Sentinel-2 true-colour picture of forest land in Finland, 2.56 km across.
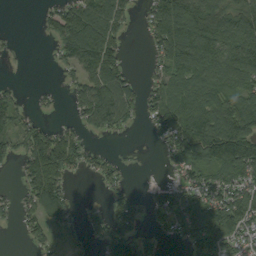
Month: September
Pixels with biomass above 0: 64%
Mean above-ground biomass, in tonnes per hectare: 78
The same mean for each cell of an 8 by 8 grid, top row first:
0 28 112 106 34 154 128 113
9 7 140 98 15 158 146 145
6 1 58 125 28 101 118 125
58 12 64 135 53 131 113 134
48 143 70 7 4 98 151 188
17 143 22 46 2 35 96 121
38 122 14 65 44 85 142 156
3 44 11 97 46 15 146 95
